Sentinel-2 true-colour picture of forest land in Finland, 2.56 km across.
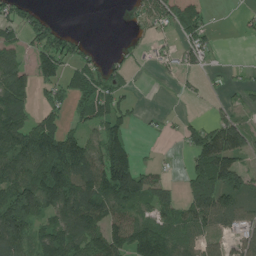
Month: July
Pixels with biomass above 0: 62%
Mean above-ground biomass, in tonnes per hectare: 82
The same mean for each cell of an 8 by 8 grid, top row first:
82 37 0 0 77 139 51 13
58 122 42 7 19 46 62 0
107 74 71 59 1 16 13 17
148 62 53 81 14 7 15 39
126 141 96 128 5 10 163 113
126 161 129 207 88 13 192 98
213 115 137 117 68 92 165 101
162 121 126 134 154 102 58 61
